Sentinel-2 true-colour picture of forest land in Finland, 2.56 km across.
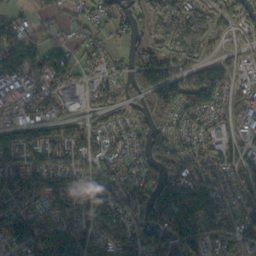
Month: October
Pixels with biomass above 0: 79%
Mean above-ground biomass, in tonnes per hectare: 74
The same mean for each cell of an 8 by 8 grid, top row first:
34 30 43 56 63 144 69 70
95 70 32 24 76 76 36 31
68 73 44 35 149 135 117 29
22 38 31 50 52 88 69 56
75 78 83 61 55 69 78 39
84 77 84 65 71 110 71 65
75 72 87 83 131 188 91 65
99 102 87 84 134 110 92 69
